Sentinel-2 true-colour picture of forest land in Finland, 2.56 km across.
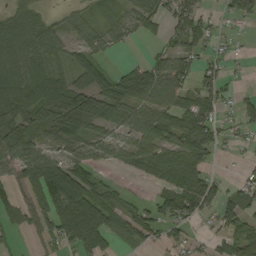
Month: September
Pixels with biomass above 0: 67%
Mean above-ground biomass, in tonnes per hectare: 55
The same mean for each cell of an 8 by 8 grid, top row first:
48 27 37 23 77 52 25 22
53 76 43 31 8 43 31 6
65 83 61 61 101 74 38 6
105 106 138 78 93 72 51 36
103 62 60 65 81 66 68 12
53 124 79 8 34 69 48 12
56 82 125 55 33 70 43 57
13 36 92 32 34 20 19 72
